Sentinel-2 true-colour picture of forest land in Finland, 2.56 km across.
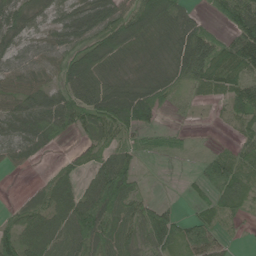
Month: June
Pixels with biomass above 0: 78%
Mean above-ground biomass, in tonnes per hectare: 52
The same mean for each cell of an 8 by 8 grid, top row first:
53 39 63 82 86 55 23 92
41 48 69 76 38 52 94 86
44 39 89 39 47 56 68 57
56 72 77 92 90 23 6 50
55 35 16 43 26 16 5 35
2 26 30 114 9 0 62 50
28 68 90 95 47 19 37 32
83 68 78 71 53 79 71 5
